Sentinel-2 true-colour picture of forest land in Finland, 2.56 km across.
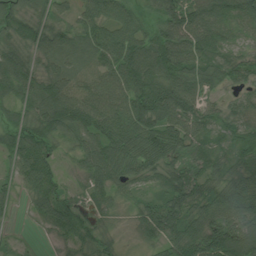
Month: July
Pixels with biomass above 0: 94%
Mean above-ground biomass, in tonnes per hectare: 70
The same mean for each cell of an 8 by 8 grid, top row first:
71 55 51 69 39 97 120 93
72 88 69 82 102 118 100 38
93 78 57 72 111 111 78 50
57 108 90 83 114 118 51 54
77 66 59 85 96 85 45 57
57 70 27 71 55 85 60 66
16 65 29 34 49 77 66 102
10 9 37 23 28 75 94 114
